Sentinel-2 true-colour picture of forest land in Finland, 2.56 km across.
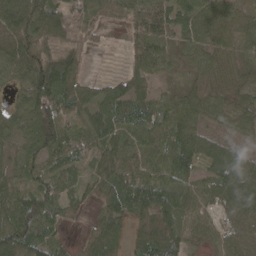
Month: April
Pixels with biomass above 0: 88%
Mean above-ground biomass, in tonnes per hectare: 64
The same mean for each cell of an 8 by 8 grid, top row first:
104 126 75 26 72 76 69 45
71 62 55 4 65 35 54 48
50 134 63 33 53 11 40 43
49 110 54 72 72 67 57 63
51 84 52 75 74 98 70 40
44 57 29 76 74 81 57 99
104 67 29 70 90 84 45 76
109 61 17 82 68 76 38 61
